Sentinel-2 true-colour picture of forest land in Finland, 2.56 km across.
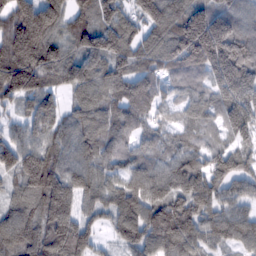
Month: February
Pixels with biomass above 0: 94%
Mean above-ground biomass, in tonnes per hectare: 134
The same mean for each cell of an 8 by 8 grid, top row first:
199 209 94 125 123 156 189 122
233 189 136 174 120 171 254 166
204 130 136 135 106 90 112 183
58 126 103 115 92 48 85 152
105 110 121 116 76 74 69 87
130 186 142 88 134 150 143 124
98 170 114 120 169 180 131 87
145 176 160 54 171 188 106 135
